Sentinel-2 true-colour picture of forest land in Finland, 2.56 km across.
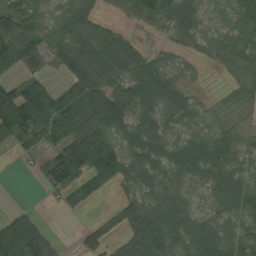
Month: August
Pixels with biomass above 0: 77%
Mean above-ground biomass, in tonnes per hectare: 49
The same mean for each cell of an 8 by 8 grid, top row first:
60 28 60 21 62 63 24 43
74 55 74 65 26 26 25 47
43 37 78 52 76 28 3 28
89 112 89 80 50 41 18 15
41 53 93 63 68 44 64 33
1 41 61 87 50 45 54 43
12 2 22 14 66 57 27 47
97 35 22 29 79 61 63 45
